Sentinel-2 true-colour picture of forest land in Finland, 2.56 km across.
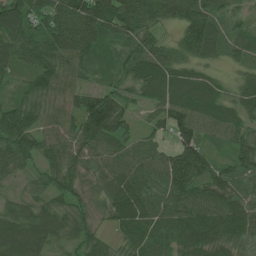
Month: July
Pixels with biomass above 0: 95%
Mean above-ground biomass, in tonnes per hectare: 72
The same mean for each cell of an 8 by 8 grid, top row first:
110 99 118 114 111 75 91 46
94 96 92 49 69 79 78 57
38 84 48 44 89 79 54 41
84 65 102 123 29 84 73 56
94 59 79 68 53 74 38 58
35 56 50 78 80 128 80 49
54 62 52 68 88 77 80 71
105 74 53 27 71 69 75 57
